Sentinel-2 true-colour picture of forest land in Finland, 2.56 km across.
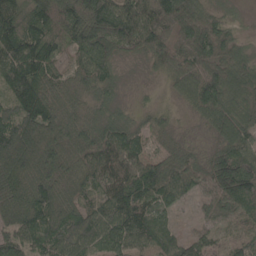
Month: May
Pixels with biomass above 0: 93%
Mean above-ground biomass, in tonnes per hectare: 93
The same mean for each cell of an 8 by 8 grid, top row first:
82 121 172 143 112 166 92 16
120 89 101 87 91 96 144 57
133 85 72 59 10 77 133 114
125 112 58 43 26 23 87 91
185 106 78 108 56 35 24 95
126 92 70 100 131 100 89 149
136 112 81 125 108 41 35 86
102 129 111 105 87 68 58 70
